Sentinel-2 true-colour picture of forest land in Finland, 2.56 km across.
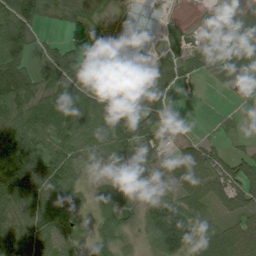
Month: July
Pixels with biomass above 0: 79%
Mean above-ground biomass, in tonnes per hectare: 52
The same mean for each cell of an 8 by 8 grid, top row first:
102 46 39 11 32 2 17 39
96 32 32 33 18 24 34 81
139 65 46 43 24 35 25 56
82 79 60 81 71 23 1 14
90 49 58 82 61 28 32 12
151 72 31 24 28 57 72 75
77 67 30 51 29 74 54 62
79 58 35 44 22 107 62 90
